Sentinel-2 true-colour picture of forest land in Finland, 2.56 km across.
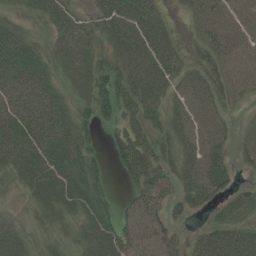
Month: July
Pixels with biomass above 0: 78%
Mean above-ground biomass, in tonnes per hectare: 41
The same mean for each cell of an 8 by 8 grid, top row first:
12 35 24 66 59 8 58 57
51 21 41 53 70 34 30 63
54 33 37 55 83 46 29 59
58 57 26 37 49 36 53 12
65 60 37 23 41 45 62 25
32 45 39 10 59 42 73 11
7 36 28 24 59 25 29 25
32 19 31 63 55 35 46 46
